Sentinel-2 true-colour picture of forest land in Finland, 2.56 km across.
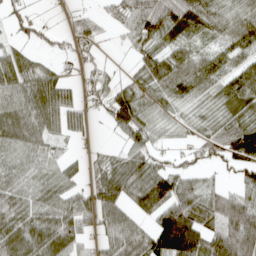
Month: April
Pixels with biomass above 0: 77%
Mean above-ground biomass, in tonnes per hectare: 62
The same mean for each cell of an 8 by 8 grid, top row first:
40 4 25 36 97 94 80 51
34 25 42 6 52 57 28 63
82 64 36 36 62 70 64 85
81 89 33 61 51 19 19 72
71 42 8 13 66 17 69 140
56 47 28 86 82 74 18 46
76 70 62 72 77 101 82 104
94 108 48 70 84 156 87 140
